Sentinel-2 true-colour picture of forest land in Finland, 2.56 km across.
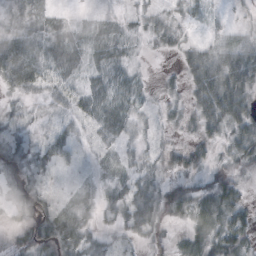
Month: October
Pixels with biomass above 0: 71%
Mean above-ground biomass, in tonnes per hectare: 22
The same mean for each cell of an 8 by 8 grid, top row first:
23 23 6 9 14 17 14 3
41 26 25 22 6 17 19 31
40 29 16 22 6 11 54 46
9 11 24 25 11 14 41 41
22 10 4 15 12 14 20 32
20 7 5 12 21 17 17 17
23 22 28 23 37 31 43 32
23 41 38 20 14 13 36 40
